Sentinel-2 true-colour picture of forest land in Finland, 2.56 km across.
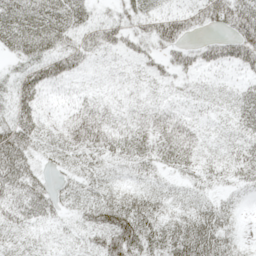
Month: May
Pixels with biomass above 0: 84%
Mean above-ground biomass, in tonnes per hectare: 33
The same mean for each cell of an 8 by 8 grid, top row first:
50 50 35 24 36 45 48 73
35 40 44 31 25 40 30 58
35 49 11 5 10 20 9 15
56 13 25 15 20 17 9 31
79 29 37 32 41 53 13 26
62 21 31 18 19 20 22 26
52 40 29 61 47 23 32 10
19 15 17 56 56 59 68 15
